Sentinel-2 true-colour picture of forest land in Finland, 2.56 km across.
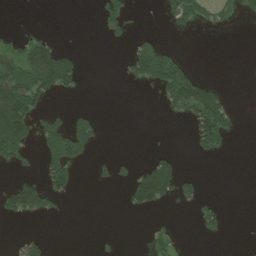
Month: July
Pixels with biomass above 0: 24%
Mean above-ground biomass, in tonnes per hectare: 32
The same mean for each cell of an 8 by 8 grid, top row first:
0 0 0 50 2 45 30 18
39 72 8 4 72 14 0 0
104 105 30 1 66 103 26 0
136 37 22 0 0 29 126 5
109 89 87 0 1 1 56 0
24 59 10 21 91 80 1 0
83 38 0 0 55 10 22 0
9 14 0 7 9 32 11 0
